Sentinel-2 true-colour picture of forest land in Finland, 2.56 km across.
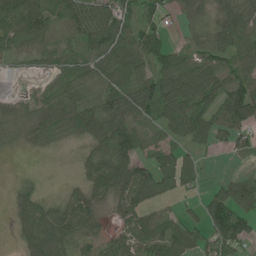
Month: June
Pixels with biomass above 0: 75%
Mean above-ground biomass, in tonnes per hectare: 63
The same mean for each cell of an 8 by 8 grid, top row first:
129 78 97 81 55 35 25 92
67 49 39 82 76 40 64 78
6 20 53 64 68 117 107 77
18 61 88 82 68 89 85 130
13 36 21 112 61 49 53 42
7 2 27 115 95 122 14 30
37 59 84 33 72 21 75 82
19 111 66 47 78 92 71 82
